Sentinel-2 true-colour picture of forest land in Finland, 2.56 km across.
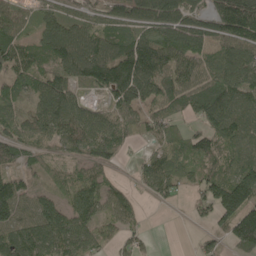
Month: May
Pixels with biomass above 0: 81%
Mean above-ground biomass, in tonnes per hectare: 86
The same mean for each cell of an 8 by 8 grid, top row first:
75 63 57 49 38 104 67 153
114 108 149 117 136 141 115 101
77 87 99 170 148 107 104 105
60 105 88 86 84 83 126 106
95 66 111 113 30 53 100 85
57 33 60 34 63 74 82 120
66 84 100 70 14 10 75 170
93 88 91 57 28 0 35 125
